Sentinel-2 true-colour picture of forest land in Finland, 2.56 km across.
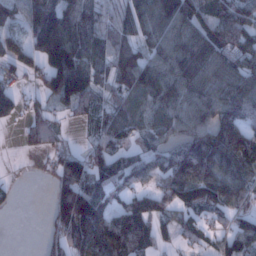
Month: January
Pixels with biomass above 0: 76%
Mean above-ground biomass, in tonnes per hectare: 84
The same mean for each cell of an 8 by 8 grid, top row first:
55 162 98 44 91 128 68 99
70 178 126 64 76 117 115 84
43 100 71 67 105 111 110 106
58 47 43 77 69 77 76 103
12 49 16 82 58 69 113 132
9 26 151 119 77 121 128 115
10 40 202 64 73 89 85 77
0 45 132 160 86 44 45 113
